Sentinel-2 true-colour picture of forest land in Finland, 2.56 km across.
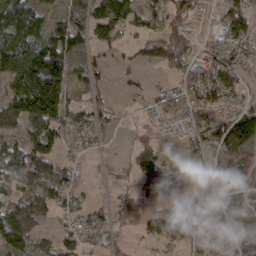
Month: March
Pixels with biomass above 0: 73%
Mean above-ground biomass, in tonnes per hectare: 74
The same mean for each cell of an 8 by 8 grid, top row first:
134 61 96 147 72 63 25 91
170 153 82 39 53 83 38 62
169 216 72 17 14 28 85 51
146 180 75 34 16 52 54 72
89 107 37 8 45 10 65 119
102 111 30 10 82 79 56 51
91 75 45 35 28 75 104 57
107 27 60 36 36 106 65 121
